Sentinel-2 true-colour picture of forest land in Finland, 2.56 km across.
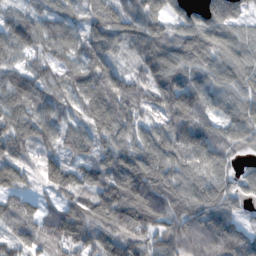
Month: November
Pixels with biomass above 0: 94%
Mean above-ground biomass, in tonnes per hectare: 88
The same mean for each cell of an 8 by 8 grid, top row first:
64 75 64 103 96 53 92 60
79 61 75 100 102 96 106 64
90 71 92 107 86 95 94 85
101 88 61 118 67 87 65 82
95 68 69 84 90 104 92 60
77 79 74 107 126 97 85 47
78 50 86 136 158 94 109 38
66 76 99 109 98 126 145 108
